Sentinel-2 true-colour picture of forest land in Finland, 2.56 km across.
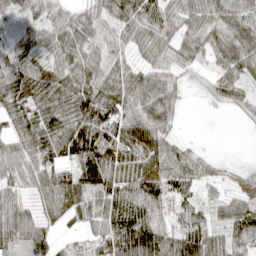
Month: April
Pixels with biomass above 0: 88%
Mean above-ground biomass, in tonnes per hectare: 56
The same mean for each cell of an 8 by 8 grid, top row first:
31 45 48 49 69 56 65 77
48 56 64 37 48 52 60 83
73 64 74 67 65 34 22 48
73 75 90 76 69 42 4 18
63 75 47 104 69 35 3 1
63 63 96 87 59 56 28 19
55 34 43 72 61 30 31 59
48 66 25 103 115 81 84 61
